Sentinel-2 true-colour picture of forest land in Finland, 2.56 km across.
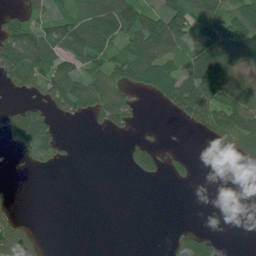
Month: July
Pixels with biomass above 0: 45%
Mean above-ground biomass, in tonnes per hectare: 53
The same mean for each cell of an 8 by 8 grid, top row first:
54 66 78 131 75 115 107 126
124 105 106 73 104 76 98 110
75 109 83 81 98 106 124 104
51 49 57 88 5 50 117 121
46 82 1 0 40 2 16 74
1 2 0 0 34 24 0 1
11 0 0 0 0 0 0 0
72 4 0 0 0 40 44 0
